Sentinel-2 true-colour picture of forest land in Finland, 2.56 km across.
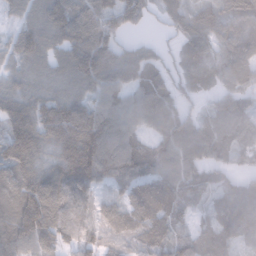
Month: January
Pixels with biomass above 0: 90%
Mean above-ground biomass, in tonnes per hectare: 80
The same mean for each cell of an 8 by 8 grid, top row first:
45 82 95 89 52 63 85 83
69 60 101 79 29 27 71 102
47 48 75 87 69 44 52 83
104 112 114 102 95 72 44 68
128 83 167 121 63 114 100 72
91 95 143 101 74 99 58 44
97 124 83 59 81 69 37 91
94 91 72 30 64 88 69 72
